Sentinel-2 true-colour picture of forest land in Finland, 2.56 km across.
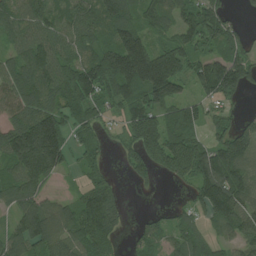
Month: July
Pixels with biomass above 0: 81%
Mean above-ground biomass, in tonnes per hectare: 103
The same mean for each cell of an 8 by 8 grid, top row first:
95 99 102 122 92 87 120 24
73 117 97 125 166 116 70 101
104 116 150 155 238 164 172 150
83 128 89 39 138 92 47 23
149 248 54 17 171 159 90 138
100 102 32 28 63 99 163 133
70 94 105 82 5 30 125 147
89 132 115 68 75 68 62 92
